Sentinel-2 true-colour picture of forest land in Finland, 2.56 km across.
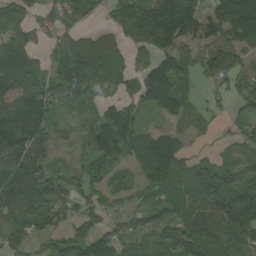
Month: September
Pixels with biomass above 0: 80%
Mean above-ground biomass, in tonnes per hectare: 91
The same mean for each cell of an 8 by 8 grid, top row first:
51 49 93 51 129 191 86 166
137 43 97 71 85 107 95 108
138 82 187 63 102 117 41 51
122 95 48 97 51 78 32 44
137 81 27 161 115 88 9 45
138 71 57 54 69 124 136 84
106 115 66 37 72 101 109 127
74 67 135 95 56 120 134 95
